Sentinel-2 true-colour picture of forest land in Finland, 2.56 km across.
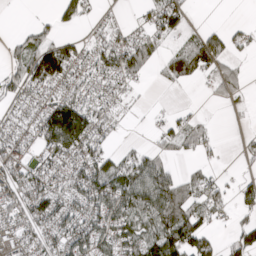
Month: March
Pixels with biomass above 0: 63%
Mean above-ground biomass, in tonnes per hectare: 63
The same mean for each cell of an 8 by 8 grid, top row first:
0 13 55 21 38 88 0 1
41 88 53 96 74 37 130 37
71 108 74 78 24 56 33 43
54 101 137 46 9 19 3 9
75 101 131 31 17 39 37 13
74 93 85 98 98 61 39 19
87 103 84 115 99 113 78 42
66 73 106 94 101 116 61 68
